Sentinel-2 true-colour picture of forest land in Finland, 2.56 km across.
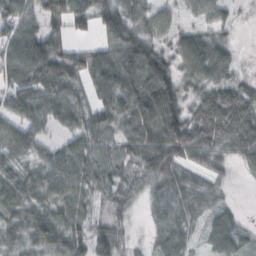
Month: October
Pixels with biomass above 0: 86%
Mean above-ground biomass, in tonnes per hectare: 58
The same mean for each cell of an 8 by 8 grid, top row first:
75 65 60 73 50 24 41 11
79 88 30 60 83 52 80 14
64 90 59 96 97 68 64 36
66 59 48 67 95 92 81 74
64 31 59 47 87 96 62 57
63 69 68 59 65 57 38 9
59 63 53 46 21 46 36 10
47 76 60 69 11 50 31 42
